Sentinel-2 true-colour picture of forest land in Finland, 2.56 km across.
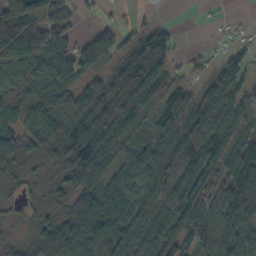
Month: October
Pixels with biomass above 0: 82%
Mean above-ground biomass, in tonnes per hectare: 84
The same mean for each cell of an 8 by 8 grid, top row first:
161 92 36 13 13 0 2 4
102 119 67 62 105 33 11 35
63 112 70 76 147 42 40 76
69 110 78 102 61 130 124 106
86 78 142 99 77 123 116 110
38 29 97 92 115 114 113 150
21 37 106 135 99 114 106 125
26 117 134 138 94 101 83 113
